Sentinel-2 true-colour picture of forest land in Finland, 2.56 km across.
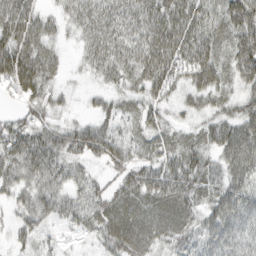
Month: March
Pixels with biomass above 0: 86%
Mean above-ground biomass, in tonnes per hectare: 46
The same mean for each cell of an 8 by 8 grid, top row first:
67 24 44 52 53 63 41 57
67 33 21 49 52 65 49 55
69 41 7 31 48 39 53 43
21 34 8 30 38 20 34 42
55 58 63 56 36 38 42 90
53 53 31 27 51 68 51 66
30 47 45 58 56 71 51 72
20 12 10 52 58 49 55 73
